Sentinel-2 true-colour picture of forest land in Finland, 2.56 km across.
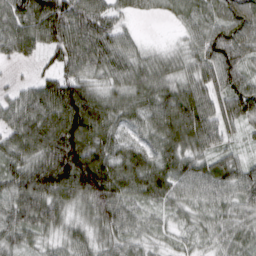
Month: March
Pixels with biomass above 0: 94%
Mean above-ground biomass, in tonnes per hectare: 78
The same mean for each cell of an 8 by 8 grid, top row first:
96 152 116 70 19 36 68 76
62 72 114 88 30 26 80 67
13 65 96 66 83 71 74 73
73 114 156 79 71 108 87 91
79 125 152 81 58 89 66 23
92 164 188 107 64 79 82 77
92 99 57 113 46 46 51 56
65 40 55 60 41 32 40 53
